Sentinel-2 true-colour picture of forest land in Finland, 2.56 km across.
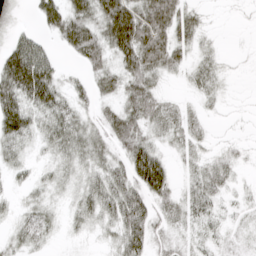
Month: April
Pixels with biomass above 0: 75%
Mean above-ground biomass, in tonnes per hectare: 35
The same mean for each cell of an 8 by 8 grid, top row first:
0 44 51 76 75 60 8 3
51 22 57 52 88 47 15 2
92 66 16 35 54 12 34 2
73 49 28 29 56 34 13 3
36 29 43 36 53 23 16 11
16 18 25 45 89 21 44 13
16 24 29 49 67 38 34 14
22 17 7 21 65 24 22 12
